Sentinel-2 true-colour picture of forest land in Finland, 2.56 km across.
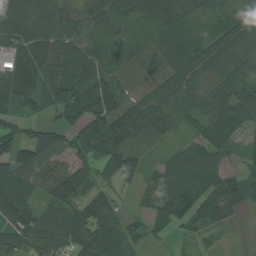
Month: August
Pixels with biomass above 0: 87%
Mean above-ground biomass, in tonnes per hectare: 69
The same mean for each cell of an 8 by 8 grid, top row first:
106 87 72 73 81 68 37 76
82 87 64 65 67 87 70 81
121 74 84 66 58 105 61 66
47 34 101 114 110 55 63 75
89 98 90 128 43 28 78 34
83 102 75 58 45 66 60 40
89 62 68 56 29 78 64 35
64 88 91 69 35 14 14 0
